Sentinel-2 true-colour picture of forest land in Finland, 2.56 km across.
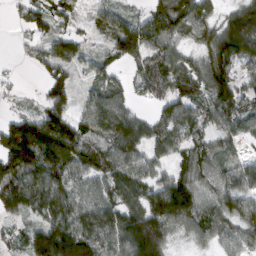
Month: March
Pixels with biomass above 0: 85%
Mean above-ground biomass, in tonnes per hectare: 92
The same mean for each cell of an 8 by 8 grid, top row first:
25 83 43 88 66 138 82 140
10 65 59 66 133 76 100 156
12 59 27 51 92 111 114 71
31 98 51 121 28 97 82 96
174 196 120 95 95 62 63 48
144 135 84 88 75 80 84 114
94 119 92 97 115 168 88 86
55 195 159 110 201 51 57 76
